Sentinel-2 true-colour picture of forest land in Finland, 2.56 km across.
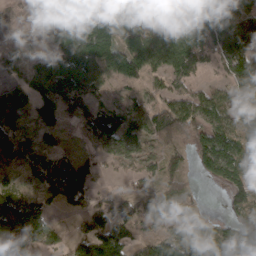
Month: March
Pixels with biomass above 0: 76%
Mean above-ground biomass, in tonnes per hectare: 72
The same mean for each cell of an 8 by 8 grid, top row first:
17 53 136 121 59 80 125 98
23 38 132 131 135 139 113 116
41 85 103 74 64 73 24 115
81 55 48 75 76 104 84 58
55 23 24 58 55 45 109 64
28 53 99 10 34 55 46 64
101 46 43 93 81 59 7 61
100 61 65 140 35 83 65 52
